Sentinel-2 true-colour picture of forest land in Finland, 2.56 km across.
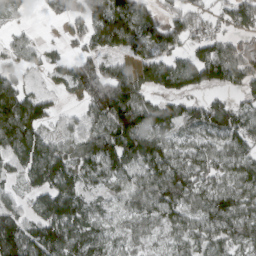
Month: March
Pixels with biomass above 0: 82%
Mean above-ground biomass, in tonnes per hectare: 91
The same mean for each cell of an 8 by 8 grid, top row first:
29 35 94 181 109 74 48 112
53 29 55 88 112 69 88 66
71 13 125 156 94 121 97 74
172 60 39 177 125 85 115 78
134 89 90 130 126 70 68 97
42 146 89 86 90 119 89 103
64 122 101 49 80 96 97 103
168 136 106 48 53 57 79 79
